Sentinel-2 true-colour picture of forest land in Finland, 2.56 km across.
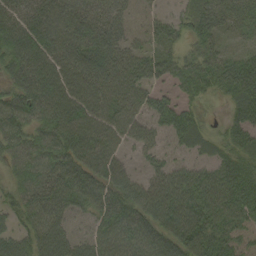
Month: September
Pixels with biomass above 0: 91%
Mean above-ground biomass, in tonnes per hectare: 57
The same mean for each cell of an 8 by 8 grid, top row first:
73 74 63 54 22 25 56 45
95 85 73 69 33 32 41 17
65 84 80 65 47 38 54 88
76 75 75 60 41 48 15 52
57 63 75 49 38 27 33 49
40 64 69 69 31 49 49 62
43 74 46 63 79 90 78 69
55 76 37 60 67 76 80 40
